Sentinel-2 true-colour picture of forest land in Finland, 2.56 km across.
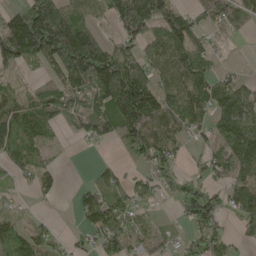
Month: May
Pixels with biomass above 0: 71%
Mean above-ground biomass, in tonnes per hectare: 91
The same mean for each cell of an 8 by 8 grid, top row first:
92 211 101 78 154 101 73 76
178 196 243 82 81 139 66 3
27 54 145 204 121 138 108 45
124 126 56 136 226 125 110 138
117 64 16 41 143 73 48 149
43 46 1 57 54 71 46 88
16 4 67 118 38 29 123 86
104 45 25 99 81 39 83 28
